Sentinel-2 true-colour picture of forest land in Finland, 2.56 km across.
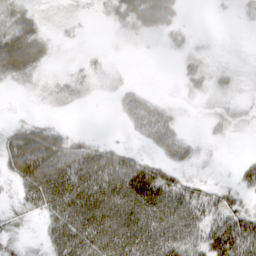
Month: March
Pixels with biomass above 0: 68%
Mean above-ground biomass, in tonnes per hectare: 34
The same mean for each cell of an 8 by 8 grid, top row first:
44 10 7 23 68 24 2 13
79 27 4 3 4 17 9 2
27 11 18 7 2 12 34 13
3 5 3 3 73 18 18 27
58 71 31 18 25 49 9 2
42 87 70 70 67 27 8 27
15 52 75 73 76 67 46 37
17 31 81 79 76 65 62 81
